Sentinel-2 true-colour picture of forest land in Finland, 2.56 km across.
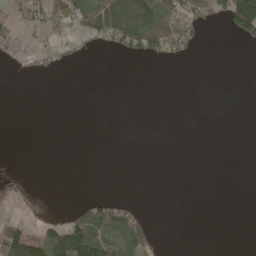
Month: May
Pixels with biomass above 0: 22%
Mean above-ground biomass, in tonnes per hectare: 25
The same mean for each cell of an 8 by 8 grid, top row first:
21 67 70 97 116 68 42 195
18 16 13 28 77 55 3 8
1 5 0 0 0 0 0 0
0 0 0 0 0 0 0 0
0 0 0 0 0 0 0 0
5 0 0 0 0 0 0 0
11 6 36 85 10 0 0 0
111 104 169 95 61 0 0 0
